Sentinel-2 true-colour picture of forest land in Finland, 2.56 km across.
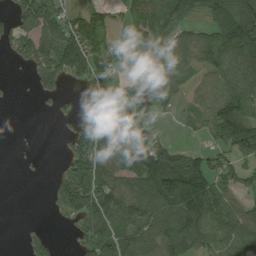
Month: August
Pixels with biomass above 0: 66%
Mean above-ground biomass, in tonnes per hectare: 84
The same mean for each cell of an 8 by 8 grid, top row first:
88 117 84 49 67 107 68 137
80 132 170 65 94 77 114 147
4 99 65 76 62 64 55 91
0 14 85 94 44 25 65 119
1 0 124 117 105 44 46 137
1 16 161 109 127 191 111 70
0 17 132 157 124 146 126 84
3 54 52 116 103 160 78 96
